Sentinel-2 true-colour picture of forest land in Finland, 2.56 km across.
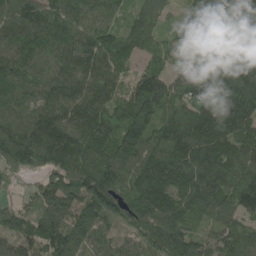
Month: May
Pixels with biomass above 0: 96%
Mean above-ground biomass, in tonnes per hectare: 135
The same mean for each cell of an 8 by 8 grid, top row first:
165 168 151 112 95 37 114 194
152 154 150 166 104 64 90 145
158 150 145 122 155 89 124 189
148 143 145 139 166 106 149 166
180 192 169 138 150 177 166 124
57 97 154 148 158 174 170 149
67 128 138 95 161 154 110 111
96 142 162 81 100 155 89 106
